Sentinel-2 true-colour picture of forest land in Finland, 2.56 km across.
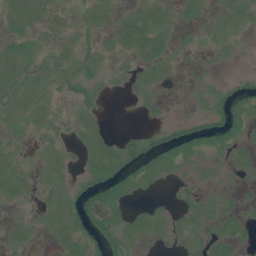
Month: July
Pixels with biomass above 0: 47%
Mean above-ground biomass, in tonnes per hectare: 7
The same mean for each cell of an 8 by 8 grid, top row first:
8 4 3 8 16 8 4 6
7 3 4 7 23 6 2 2
7 4 10 3 7 2 3 4
6 6 6 0 3 0 12 17
3 3 6 7 12 22 12 8
10 7 6 21 13 3 2 2
3 7 17 17 4 4 4 5
7 5 17 19 7 4 11 11
